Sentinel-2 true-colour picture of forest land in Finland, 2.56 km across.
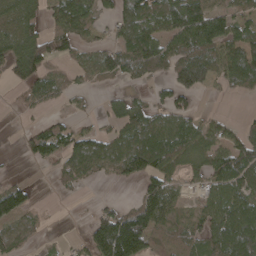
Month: April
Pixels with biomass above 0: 64%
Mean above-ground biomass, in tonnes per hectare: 70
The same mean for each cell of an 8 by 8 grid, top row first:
65 51 94 54 103 131 119 51
89 116 46 55 124 92 95 90
49 71 22 41 43 86 62 79
10 23 20 46 83 83 13 7
6 100 85 86 125 105 78 78
11 11 55 42 99 60 84 112
119 5 1 46 106 54 69 109
82 11 20 201 118 61 82 129
